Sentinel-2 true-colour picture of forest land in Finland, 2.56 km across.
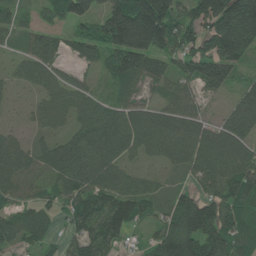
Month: June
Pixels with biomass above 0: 88%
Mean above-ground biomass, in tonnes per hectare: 94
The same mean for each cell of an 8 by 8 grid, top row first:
39 42 90 158 243 109 158 256
28 88 54 113 166 101 106 154
35 82 40 49 80 73 109 47
8 84 88 91 75 75 21 85
73 53 137 148 88 104 108 84
110 64 125 102 47 23 102 116
84 75 98 138 74 96 112 115
76 63 94 94 29 157 144 120
